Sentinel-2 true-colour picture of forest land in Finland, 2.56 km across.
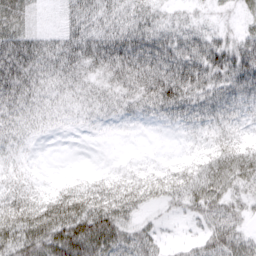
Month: March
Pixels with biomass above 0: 88%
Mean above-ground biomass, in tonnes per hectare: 41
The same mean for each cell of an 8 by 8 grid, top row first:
54 10 44 36 39 21 14 16
78 48 56 62 64 55 63 56
71 41 38 36 53 74 58 70
43 29 22 24 27 40 40 30
29 3 2 3 2 4 25 35
28 6 15 22 31 37 47 55
82 77 71 68 31 18 46 32
66 82 89 59 39 8 36 44
